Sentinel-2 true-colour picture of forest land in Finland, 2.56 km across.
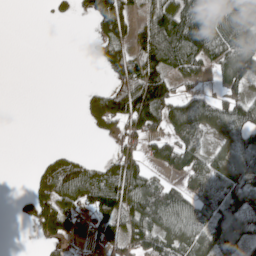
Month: May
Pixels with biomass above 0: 58%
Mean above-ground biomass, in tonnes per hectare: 68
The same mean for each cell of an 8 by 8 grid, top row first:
0 10 30 160 49 146 117 99
0 0 0 83 104 125 104 106
0 0 0 49 175 67 26 83
0 0 18 170 207 127 74 77
0 1 0 34 67 97 39 97
0 73 109 91 80 40 93 79
13 95 92 137 113 99 95 74
0 42 19 85 101 87 105 89
